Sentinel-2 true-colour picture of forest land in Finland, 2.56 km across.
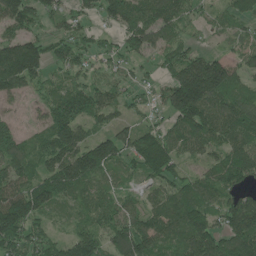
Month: June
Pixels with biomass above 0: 85%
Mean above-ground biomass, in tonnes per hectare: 93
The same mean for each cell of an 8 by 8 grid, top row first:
127 65 52 82 117 97 35 69
131 69 65 46 90 75 25 36
122 52 55 49 30 138 206 68
22 80 121 73 38 141 154 133
86 89 113 118 127 99 98 103
101 113 146 62 73 73 85 119
158 80 56 77 65 134 105 125
116 73 98 98 127 92 149 154
